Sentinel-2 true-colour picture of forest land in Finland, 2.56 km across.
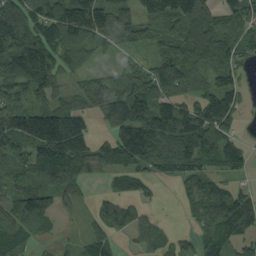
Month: September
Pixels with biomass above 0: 81%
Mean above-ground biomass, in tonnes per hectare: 96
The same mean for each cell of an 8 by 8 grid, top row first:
124 143 175 121 81 122 103 101
183 150 106 35 44 82 146 82
100 125 39 61 97 149 70 59
127 121 85 91 120 131 126 56
113 219 164 112 214 157 131 62
94 106 85 47 55 101 90 35
100 107 27 55 33 10 109 130
87 28 29 51 47 38 86 86
